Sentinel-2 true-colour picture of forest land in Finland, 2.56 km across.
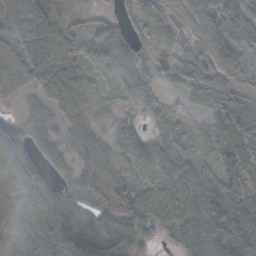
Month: October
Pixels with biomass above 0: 90%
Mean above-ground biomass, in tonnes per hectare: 58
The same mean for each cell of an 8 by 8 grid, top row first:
74 54 11 22 45 67 93 87
63 75 39 66 62 30 89 72
68 67 54 46 35 27 59 34
18 41 58 40 32 32 28 67
79 43 50 38 39 46 33 62
115 46 44 53 48 62 43 78
92 121 43 29 66 62 50 70
92 117 138 68 38 26 62 72
